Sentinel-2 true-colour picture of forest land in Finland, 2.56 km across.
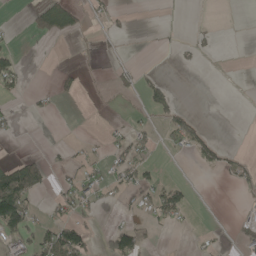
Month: May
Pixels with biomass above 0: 21%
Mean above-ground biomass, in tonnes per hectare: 22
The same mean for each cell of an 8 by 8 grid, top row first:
0 66 26 14 0 2 0 0
16 2 1 5 0 13 10 0
40 2 20 18 20 1 0 1
16 12 0 1 11 35 0 0
1 5 11 22 24 42 36 1
127 32 29 33 36 2 1 33
137 18 37 6 29 58 0 10
58 69 90 69 42 1 9 13
